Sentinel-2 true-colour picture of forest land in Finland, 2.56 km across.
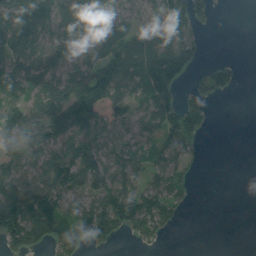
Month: August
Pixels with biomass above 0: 67%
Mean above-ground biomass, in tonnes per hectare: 72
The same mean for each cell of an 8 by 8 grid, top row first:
117 97 145 68 56 106 37 0
120 119 101 65 110 123 10 0
106 112 134 168 115 96 64 18
96 117 150 67 55 103 43 0
83 103 115 58 47 76 4 0
70 88 100 84 60 60 1 0
118 120 69 123 104 38 0 0
81 82 89 51 35 2 0 0
